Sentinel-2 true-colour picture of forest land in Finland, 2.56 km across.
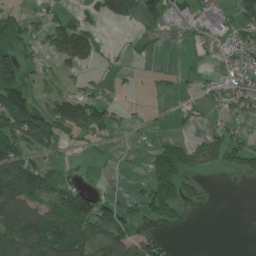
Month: June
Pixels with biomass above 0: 50%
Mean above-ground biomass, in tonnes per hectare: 53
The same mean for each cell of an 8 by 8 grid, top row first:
60 33 29 56 50 44 50 58
105 34 95 12 9 3 12 52
127 30 31 9 6 19 23 47
156 72 98 51 12 17 22 50
110 65 20 18 26 63 60 67
136 87 20 10 25 128 15 29
94 84 174 68 50 74 16 0
95 121 100 111 80 6 0 0
